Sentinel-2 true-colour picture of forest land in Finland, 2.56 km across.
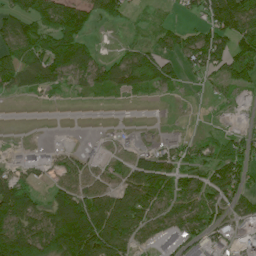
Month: July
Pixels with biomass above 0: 63%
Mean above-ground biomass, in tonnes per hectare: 73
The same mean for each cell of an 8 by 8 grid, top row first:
116 130 104 59 12 19 96 137
104 101 102 12 64 83 143 102
85 75 43 90 115 53 42 90
1 0 0 1 0 0 4 6
13 25 15 9 10 58 44 68
53 32 57 39 127 75 71 84
149 87 167 151 120 76 84 51
196 136 235 162 51 71 86 55
